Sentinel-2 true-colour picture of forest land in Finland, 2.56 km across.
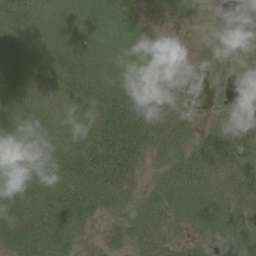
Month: August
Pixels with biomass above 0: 82%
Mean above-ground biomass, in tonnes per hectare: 36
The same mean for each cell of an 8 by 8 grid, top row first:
35 21 14 41 20 13 1 8
17 14 11 16 47 8 4 7
23 31 49 35 37 35 5 25
27 29 50 73 87 49 4 36
26 29 57 74 51 42 40 56
25 39 81 69 16 47 47 51
65 70 68 28 31 44 56 34
45 65 20 9 41 23 26 36
